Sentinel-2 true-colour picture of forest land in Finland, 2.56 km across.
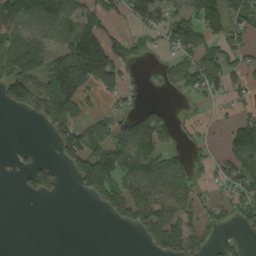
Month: August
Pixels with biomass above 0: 53%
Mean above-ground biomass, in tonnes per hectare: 69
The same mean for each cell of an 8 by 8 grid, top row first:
114 144 79 58 91 64 113 72
114 61 197 112 21 63 56 67
113 103 182 102 14 58 111 48
34 96 53 40 57 13 8 34
7 12 108 123 131 34 16 144
13 62 92 128 96 105 23 98
0 0 0 89 147 117 57 76
0 0 0 0 42 120 53 22
